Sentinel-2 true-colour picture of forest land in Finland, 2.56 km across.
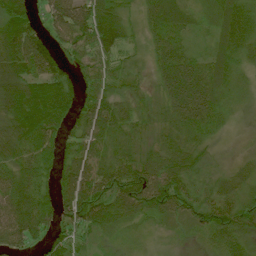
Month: July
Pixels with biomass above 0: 92%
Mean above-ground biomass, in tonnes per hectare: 61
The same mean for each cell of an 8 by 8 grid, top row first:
93 52 93 76 42 67 24 67
106 72 67 70 28 59 23 56
86 84 57 50 23 115 76 31
77 108 76 82 26 80 72 15
71 65 60 57 35 54 27 7
63 48 88 92 97 74 34 33
81 59 125 84 76 73 75 62
76 54 38 16 11 12 27 54
